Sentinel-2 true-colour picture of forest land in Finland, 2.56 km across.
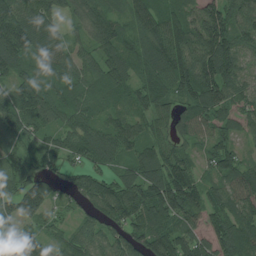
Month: July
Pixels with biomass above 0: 92%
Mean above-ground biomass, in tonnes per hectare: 87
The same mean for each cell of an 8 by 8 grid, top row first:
130 87 55 70 103 99 139 99
147 82 46 79 92 147 151 87
92 70 62 93 76 122 151 90
92 89 75 54 63 59 92 60
33 45 81 104 77 53 53 32
86 72 65 57 105 117 53 83
114 90 45 96 110 137 94 82
82 61 76 91 108 113 89 117
